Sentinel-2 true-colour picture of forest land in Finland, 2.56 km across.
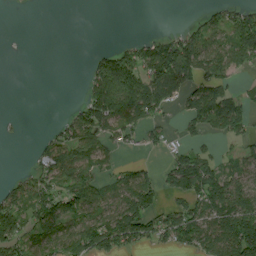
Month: August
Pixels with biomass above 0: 54%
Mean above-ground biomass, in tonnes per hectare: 58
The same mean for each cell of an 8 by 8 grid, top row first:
0 0 0 0 0 0 32 55
0 0 0 30 64 122 90 98
0 0 7 168 113 114 85 19
1 0 51 105 102 24 123 67
2 38 81 40 31 30 25 31
18 69 87 35 51 103 102 59
106 99 83 63 97 51 91 126
95 88 98 104 71 58 77 138
